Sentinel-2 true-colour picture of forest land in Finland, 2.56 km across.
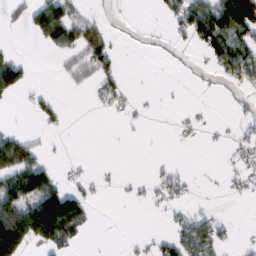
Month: February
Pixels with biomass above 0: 31%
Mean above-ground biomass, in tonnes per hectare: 28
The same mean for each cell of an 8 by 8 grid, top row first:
11 85 29 4 0 38 82 130
5 25 48 31 2 9 58 78
68 1 23 35 0 1 3 48
2 25 0 11 3 2 3 9
75 7 0 0 1 3 3 13
80 57 11 4 4 22 1 14
70 119 63 0 4 16 7 0
120 64 21 0 7 53 69 7
